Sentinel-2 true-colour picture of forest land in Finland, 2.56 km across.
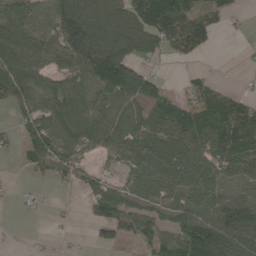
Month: May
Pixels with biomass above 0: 71%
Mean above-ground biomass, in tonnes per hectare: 70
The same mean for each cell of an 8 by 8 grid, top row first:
90 68 114 88 117 154 65 14
109 73 129 141 86 66 40 4
109 50 67 174 108 5 29 4
53 69 71 71 48 87 83 84
35 91 58 62 79 97 66 81
3 44 59 22 79 81 91 58
7 3 12 126 65 69 94 164
0 5 4 52 52 72 194 115
